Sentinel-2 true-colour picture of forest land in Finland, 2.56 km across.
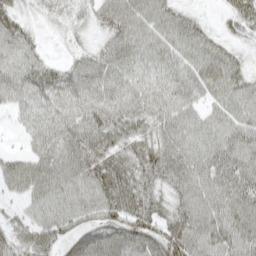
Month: April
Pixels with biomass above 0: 92%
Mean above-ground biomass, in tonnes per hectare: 62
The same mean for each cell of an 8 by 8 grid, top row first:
44 19 28 60 67 58 12 63
63 14 27 56 63 66 62 28
60 72 63 65 58 68 82 54
32 62 66 75 59 77 46 71
7 68 84 58 56 85 67 90
75 77 92 61 55 83 69 80
27 79 85 58 52 53 79 77
54 67 62 75 94 87 86 72
